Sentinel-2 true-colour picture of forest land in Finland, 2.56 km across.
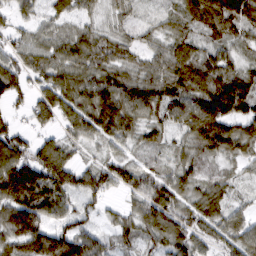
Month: March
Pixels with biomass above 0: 89%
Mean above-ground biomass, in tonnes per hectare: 73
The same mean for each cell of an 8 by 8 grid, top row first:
34 35 45 30 21 45 111 115
45 64 77 66 46 65 61 47
72 70 81 85 78 93 100 103
25 76 97 145 102 85 149 94
89 63 35 54 44 36 102 95
150 116 77 75 43 60 31 22
140 107 51 19 76 90 88 37
101 105 107 46 56 86 58 76
